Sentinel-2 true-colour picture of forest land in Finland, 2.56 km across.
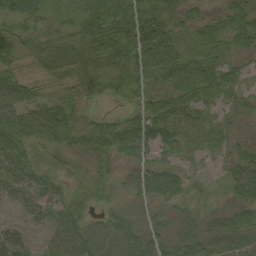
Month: September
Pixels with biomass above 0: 94%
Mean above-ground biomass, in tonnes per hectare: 45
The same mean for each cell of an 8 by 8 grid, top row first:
39 24 32 66 73 54 29 46
49 50 58 66 88 50 43 37
47 34 73 55 52 58 65 32
66 61 37 12 42 62 29 29
52 39 40 60 53 43 38 22
53 30 24 30 58 43 12 57
31 37 34 26 25 22 21 50
54 39 56 54 53 44 55 45
